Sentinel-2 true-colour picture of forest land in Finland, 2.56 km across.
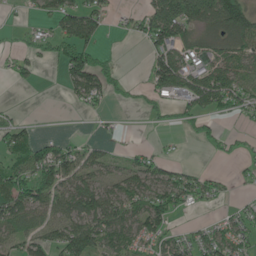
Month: June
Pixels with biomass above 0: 55%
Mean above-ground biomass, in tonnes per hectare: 55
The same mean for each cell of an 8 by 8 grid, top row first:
6 48 101 21 57 120 94 119
19 55 136 10 29 98 41 81
30 0 106 60 23 101 98 63
7 1 7 9 26 34 54 40
70 44 30 16 6 5 31 19
89 99 77 40 77 65 31 15
91 74 89 87 94 67 15 24
60 60 112 83 74 45 66 58
